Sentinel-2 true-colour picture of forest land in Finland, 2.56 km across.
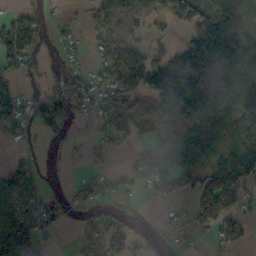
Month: October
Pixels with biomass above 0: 61%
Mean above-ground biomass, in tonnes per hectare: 69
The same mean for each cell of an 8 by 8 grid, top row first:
60 24 25 78 37 102 60 155
122 16 22 91 65 49 127 156
50 24 63 61 111 65 174 155
87 96 50 73 35 46 113 107
15 6 10 34 35 38 112 128
102 6 15 32 65 112 122 153
86 64 33 20 5 14 157 71
172 53 48 86 30 13 16 35
